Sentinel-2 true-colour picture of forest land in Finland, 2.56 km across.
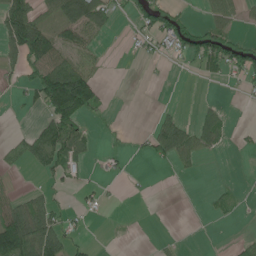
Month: June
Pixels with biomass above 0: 36%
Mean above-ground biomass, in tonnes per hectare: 36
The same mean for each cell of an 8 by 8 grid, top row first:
127 41 114 43 32 38 27 24
92 112 67 1 12 26 64 46
16 131 136 0 1 0 10 15
2 66 97 7 0 17 40 1
28 89 58 4 14 107 60 6
8 27 15 8 2 8 0 1
65 48 13 2 0 0 8 9
150 112 20 1 0 5 0 14
